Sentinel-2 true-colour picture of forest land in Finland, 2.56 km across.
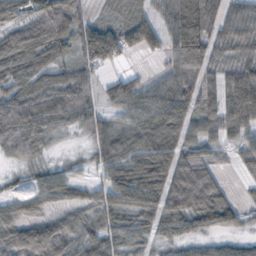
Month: October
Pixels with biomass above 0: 83%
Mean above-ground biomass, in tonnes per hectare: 54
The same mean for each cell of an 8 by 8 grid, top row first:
52 49 36 20 37 98 78 44
39 44 69 79 49 80 68 54
45 42 57 26 30 81 53 59
90 71 65 30 64 85 55 53
74 26 6 54 68 69 49 41
14 46 23 56 57 87 66 18
49 40 40 55 65 86 91 32
77 101 50 51 33 34 34 31
